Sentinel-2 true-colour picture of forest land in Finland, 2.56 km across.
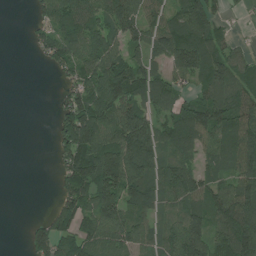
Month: July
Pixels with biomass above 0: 72%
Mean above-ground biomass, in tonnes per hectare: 82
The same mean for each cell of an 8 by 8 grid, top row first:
0 77 105 121 76 65 120 17
0 79 120 80 94 137 105 31
0 4 81 136 111 61 111 73
0 3 157 117 114 73 142 86
0 10 171 113 145 85 76 100
0 3 139 168 125 100 63 99
0 21 99 133 72 61 99 126
0 116 101 98 70 103 126 149
